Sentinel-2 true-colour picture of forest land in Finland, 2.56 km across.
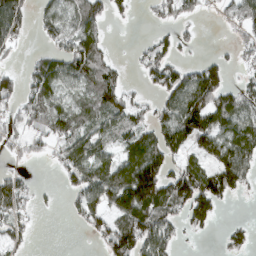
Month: March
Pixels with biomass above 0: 61%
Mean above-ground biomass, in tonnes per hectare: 60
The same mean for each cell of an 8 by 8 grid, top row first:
121 50 75 34 9 49 14 60
37 32 94 15 29 44 1 35
40 94 75 56 29 82 105 23
55 80 55 76 37 97 137 92
34 41 77 48 83 83 79 95
38 2 72 89 165 88 88 98
72 5 55 80 129 77 84 1
37 0 2 94 116 47 5 31
